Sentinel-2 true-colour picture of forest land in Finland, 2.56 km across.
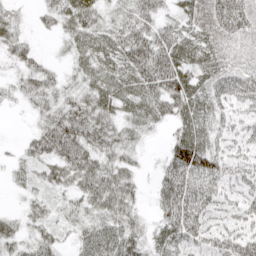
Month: April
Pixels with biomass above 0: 85%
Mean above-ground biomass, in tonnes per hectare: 45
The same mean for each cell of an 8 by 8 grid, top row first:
20 26 63 32 60 30 63 70
45 4 36 45 87 70 56 35
25 42 30 43 75 78 53 57
6 42 65 44 42 55 50 28
7 62 72 54 19 58 50 30
15 36 62 60 13 87 82 35
8 28 33 60 16 87 46 33
33 36 36 68 39 56 44 60
